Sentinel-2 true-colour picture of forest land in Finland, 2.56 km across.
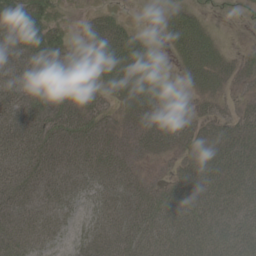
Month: June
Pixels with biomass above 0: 84%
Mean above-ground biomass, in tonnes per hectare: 41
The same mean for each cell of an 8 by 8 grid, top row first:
60 39 9 30 1 34 14 8
58 61 15 75 40 31 44 8
50 49 48 51 65 6 32 21
52 48 54 28 57 50 25 28
53 47 47 45 37 41 44 56
50 36 38 44 24 28 53 64
39 29 27 46 59 63 47 49
39 21 28 40 67 63 59 64
